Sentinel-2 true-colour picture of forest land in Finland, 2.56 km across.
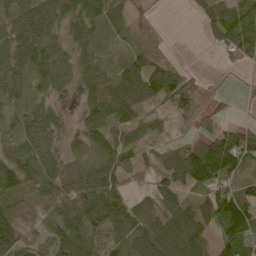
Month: June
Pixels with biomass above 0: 85%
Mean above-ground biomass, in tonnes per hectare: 76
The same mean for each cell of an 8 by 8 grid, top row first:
74 98 107 63 18 0 59 95
94 84 53 30 42 3 9 85
68 72 49 62 150 106 22 14
48 60 36 95 58 81 56 7
59 59 42 91 43 57 93 114
99 92 96 78 37 102 124 84
75 78 139 147 77 93 97 138
116 69 119 88 120 116 77 149
